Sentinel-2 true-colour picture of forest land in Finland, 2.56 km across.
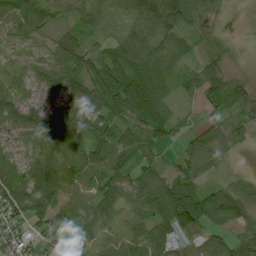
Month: July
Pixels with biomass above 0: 88%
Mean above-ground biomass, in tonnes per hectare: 50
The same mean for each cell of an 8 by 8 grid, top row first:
47 30 37 26 60 72 37 1
17 30 61 41 56 36 14 3
25 44 65 85 74 40 62 23
53 44 107 69 77 19 22 31
28 56 62 72 69 22 54 19
59 79 64 56 52 45 28 21
64 70 68 47 46 107 75 72
45 44 84 30 54 58 60 51
